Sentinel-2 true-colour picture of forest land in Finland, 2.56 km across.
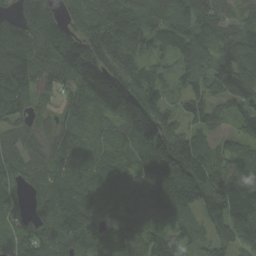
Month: September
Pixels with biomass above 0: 94%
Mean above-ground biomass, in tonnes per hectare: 105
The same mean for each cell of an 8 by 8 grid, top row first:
72 93 132 119 77 107 100 60
115 112 157 190 73 93 111 142
167 67 139 214 151 50 86 160
114 33 59 111 220 74 97 90
81 67 56 68 147 204 64 61
78 67 72 92 82 187 163 100
56 83 115 110 84 109 171 123
78 94 88 101 88 82 83 111
